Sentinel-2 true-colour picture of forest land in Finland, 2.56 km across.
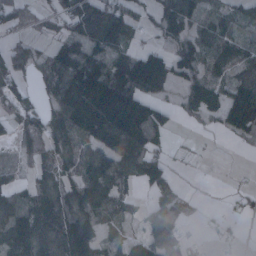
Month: January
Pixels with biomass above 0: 69%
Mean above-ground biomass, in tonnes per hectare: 87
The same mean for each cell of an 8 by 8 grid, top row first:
73 35 122 120 39 124 41 43
52 43 89 112 62 89 68 63
80 63 175 183 258 108 84 68
73 69 184 252 170 33 62 209
47 85 81 155 156 8 2 16
42 85 93 123 110 26 1 4
118 135 122 76 25 72 8 17
157 139 251 39 59 69 9 12
